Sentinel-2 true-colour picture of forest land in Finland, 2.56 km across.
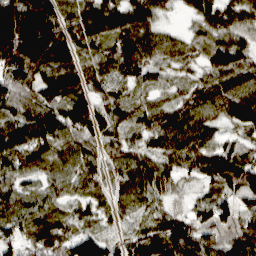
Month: March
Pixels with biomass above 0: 93%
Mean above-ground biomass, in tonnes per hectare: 81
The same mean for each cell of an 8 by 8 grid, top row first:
143 101 109 95 84 16 84 84
132 182 90 72 82 47 81 93
69 83 82 75 48 38 68 92
41 94 113 92 65 77 67 98
107 96 95 75 56 84 85 58
68 62 82 56 77 69 84 133
85 48 43 49 51 43 73 82
78 101 81 51 92 133 80 108
